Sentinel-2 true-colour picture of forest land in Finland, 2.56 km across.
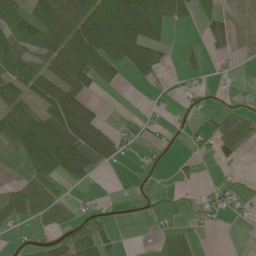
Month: May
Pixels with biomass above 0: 50%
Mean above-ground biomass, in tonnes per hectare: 42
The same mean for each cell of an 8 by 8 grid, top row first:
90 98 93 124 116 52 36 4
107 94 89 99 101 10 20 8
77 91 71 29 27 5 14 6
58 80 100 1 6 11 15 25
64 115 97 53 16 6 17 34
18 69 50 4 13 7 0 7
51 63 21 12 10 3 14 13
8 22 82 30 2 43 1 0
